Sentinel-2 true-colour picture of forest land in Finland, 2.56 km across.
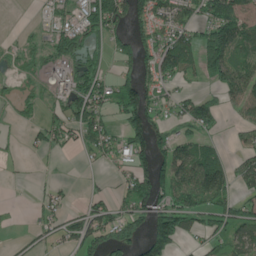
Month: June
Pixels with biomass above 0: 58%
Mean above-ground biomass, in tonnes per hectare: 67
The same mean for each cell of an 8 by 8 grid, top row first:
0 37 84 128 73 85 84 113
12 59 94 45 78 140 126 109
20 59 87 47 81 59 35 100
18 32 96 52 112 59 96 53
5 51 39 63 102 91 51 37
5 7 3 21 89 115 179 67
3 50 31 61 111 116 93 68
15 45 86 90 87 93 42 76
